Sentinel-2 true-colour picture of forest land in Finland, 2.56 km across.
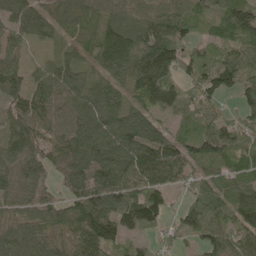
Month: May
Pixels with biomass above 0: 91%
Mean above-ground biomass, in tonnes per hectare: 84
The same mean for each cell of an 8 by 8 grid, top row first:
97 71 70 67 79 77 68 114
50 32 47 156 120 86 47 76
75 89 82 83 172 86 80 81
68 68 106 108 81 75 78 49
76 64 116 136 144 92 114 77
82 58 97 122 96 67 60 79
50 64 95 123 147 33 104 104
78 75 80 97 43 26 75 78
